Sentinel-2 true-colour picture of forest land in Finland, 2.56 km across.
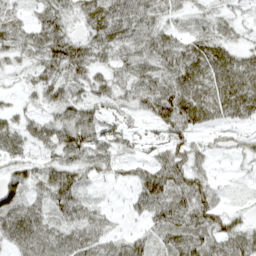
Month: April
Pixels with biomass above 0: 84%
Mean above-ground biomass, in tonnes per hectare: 39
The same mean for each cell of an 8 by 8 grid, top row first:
27 42 35 54 51 19 24 18
41 64 52 47 54 50 47 26
12 38 42 41 44 52 52 57
17 23 35 21 36 79 51 47
31 16 25 24 17 44 22 25
43 44 39 16 43 61 32 8
63 41 46 10 40 52 62 16
55 61 57 37 30 48 51 59
